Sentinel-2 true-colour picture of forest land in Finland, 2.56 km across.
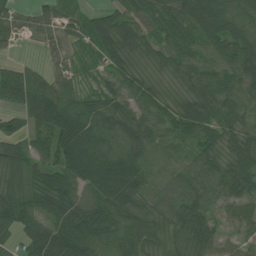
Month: July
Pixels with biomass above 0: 92%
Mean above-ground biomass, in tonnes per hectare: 64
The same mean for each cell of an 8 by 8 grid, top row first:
32 42 38 58 73 89 138 88
10 20 23 67 49 61 75 109
62 44 26 41 59 44 65 77
40 98 74 58 56 68 85 72
53 67 83 69 67 52 69 87
52 58 74 84 62 62 81 87
78 67 71 75 72 83 62 37
33 86 89 60 94 50 57 23
